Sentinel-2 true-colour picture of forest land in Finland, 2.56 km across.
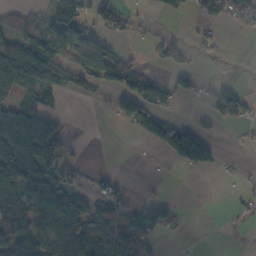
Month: November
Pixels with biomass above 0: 46%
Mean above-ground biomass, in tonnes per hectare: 53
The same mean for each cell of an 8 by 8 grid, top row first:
44 46 44 43 7 12 54 71
95 111 103 23 6 36 16 0
129 96 41 67 57 30 11 7
77 71 0 26 89 15 32 48
136 101 5 0 22 148 75 6
114 92 22 17 1 1 5 9
130 118 106 105 58 17 0 12
120 93 115 135 100 6 0 1
